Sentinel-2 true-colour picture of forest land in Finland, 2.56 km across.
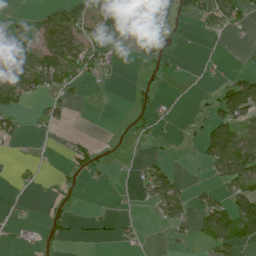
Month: July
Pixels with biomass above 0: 33%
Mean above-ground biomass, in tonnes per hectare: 32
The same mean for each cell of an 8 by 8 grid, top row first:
7 48 60 149 42 18 62 51
37 80 83 35 9 4 1 6
70 59 41 6 9 3 6 59
33 30 1 1 18 5 33 98
14 1 26 5 10 5 85 111
8 2 21 7 37 26 17 99
5 9 3 4 8 52 66 101
11 15 6 7 6 9 48 71
